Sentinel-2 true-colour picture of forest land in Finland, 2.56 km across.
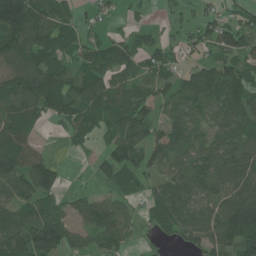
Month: June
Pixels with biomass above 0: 76%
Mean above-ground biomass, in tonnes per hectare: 76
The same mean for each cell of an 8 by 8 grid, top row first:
181 117 37 18 14 20 35 47
125 121 67 69 68 48 65 93
122 123 90 80 62 54 90 92
97 85 88 98 73 46 38 86
117 12 36 76 85 82 75 95
120 101 2 85 72 72 98 87
81 77 44 69 36 94 61 155
106 123 44 65 12 36 82 142
